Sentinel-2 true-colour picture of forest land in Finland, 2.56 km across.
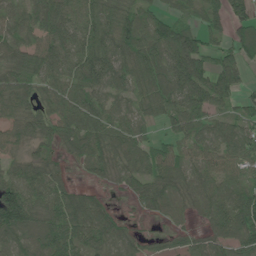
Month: June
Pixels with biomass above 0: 85%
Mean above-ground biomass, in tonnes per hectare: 64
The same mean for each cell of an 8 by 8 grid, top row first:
51 96 76 75 49 42 56 45
50 80 77 81 76 107 57 57
68 62 90 87 62 93 74 46
63 44 84 61 45 64 56 35
49 40 72 69 56 46 67 76
69 71 12 28 62 60 67 46
178 88 93 23 24 47 68 95
72 92 79 66 21 29 57 79
